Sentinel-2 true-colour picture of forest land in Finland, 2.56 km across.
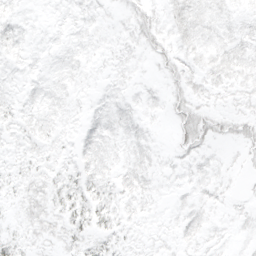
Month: March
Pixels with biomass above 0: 72%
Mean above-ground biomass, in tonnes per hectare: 7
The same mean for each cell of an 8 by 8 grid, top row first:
7 3 5 3 10 12 11 7
8 5 6 5 8 10 10 10
5 7 5 4 3 9 9 9
8 9 5 9 5 10 9 7
6 8 7 8 6 8 9 9
6 8 11 8 9 4 6 2
5 11 16 11 6 3 6 3
10 8 11 10 5 6 5 3
